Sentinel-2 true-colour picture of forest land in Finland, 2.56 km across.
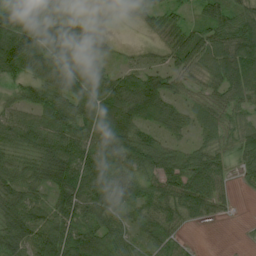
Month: July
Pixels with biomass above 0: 89%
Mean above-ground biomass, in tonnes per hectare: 67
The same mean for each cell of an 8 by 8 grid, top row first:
100 75 20 5 39 40 64 67
150 96 61 17 14 68 78 99
48 83 91 59 67 45 48 82
56 86 80 86 74 53 63 47
64 83 78 92 83 43 43 57
71 82 104 75 69 86 85 25
93 73 95 89 65 82 67 5
103 110 122 78 60 42 0 3
